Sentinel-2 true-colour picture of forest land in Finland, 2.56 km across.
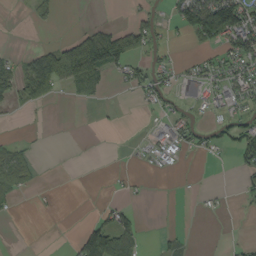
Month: September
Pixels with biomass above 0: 30%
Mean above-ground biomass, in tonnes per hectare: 29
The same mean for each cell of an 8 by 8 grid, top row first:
0 23 0 1 24 45 154 101
4 37 118 108 61 10 32 75
60 117 64 17 43 30 40 55
10 4 0 1 7 22 16 34
22 1 0 0 11 45 25 50
74 0 0 5 4 5 0 21
12 4 0 22 2 0 7 4
0 0 65 116 15 12 1 6
